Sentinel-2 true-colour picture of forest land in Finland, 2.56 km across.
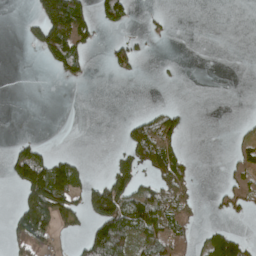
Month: April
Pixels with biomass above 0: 30%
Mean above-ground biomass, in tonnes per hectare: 37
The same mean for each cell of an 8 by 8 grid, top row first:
1 145 99 63 7 2 0 0
0 94 68 43 13 0 0 0
0 2 24 9 5 3 0 0
0 0 0 0 14 32 0 0
25 11 0 3 104 48 0 25
71 147 43 69 41 61 0 29
37 118 56 160 108 68 5 31
70 55 30 116 58 74 46 40
